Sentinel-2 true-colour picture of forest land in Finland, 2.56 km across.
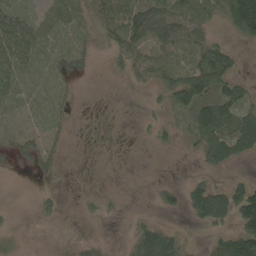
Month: May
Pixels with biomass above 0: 56%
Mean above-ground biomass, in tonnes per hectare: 48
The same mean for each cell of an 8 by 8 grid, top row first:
77 67 72 115 128 104 59 159
127 67 34 45 68 72 74 20
92 42 27 6 32 91 128 55
40 21 2 0 10 51 97 102
39 32 0 0 3 21 108 117
4 13 0 0 1 1 31 17
3 12 7 7 2 27 126 124
8 0 9 3 86 52 27 139
